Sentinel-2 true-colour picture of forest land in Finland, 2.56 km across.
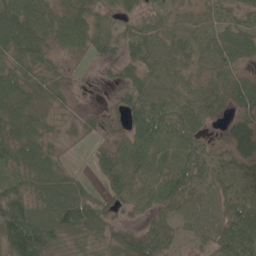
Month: June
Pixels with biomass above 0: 88%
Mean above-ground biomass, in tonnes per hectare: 53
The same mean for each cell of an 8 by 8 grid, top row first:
95 60 52 29 35 33 29 40
71 51 41 37 57 51 44 58
68 46 6 10 57 52 38 36
78 31 18 15 87 55 56 38
77 42 6 40 73 46 24 54
44 87 32 57 54 79 52 42
98 92 121 46 37 48 48 67
132 86 50 37 65 29 43 92
